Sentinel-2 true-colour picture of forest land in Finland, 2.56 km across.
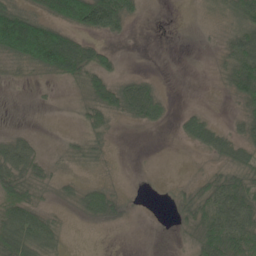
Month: May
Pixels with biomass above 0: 54%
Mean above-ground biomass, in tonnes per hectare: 35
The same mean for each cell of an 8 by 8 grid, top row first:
105 63 108 105 10 0 7 54
121 177 78 13 0 0 3 65
8 14 43 43 28 0 1 74
0 1 19 47 59 10 12 25
42 4 27 7 0 4 44 48
64 23 10 3 0 2 24 39
71 18 21 34 0 19 60 77
84 45 0 0 0 3 83 72
